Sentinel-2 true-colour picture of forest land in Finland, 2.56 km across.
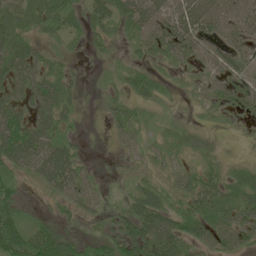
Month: June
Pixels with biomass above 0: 75%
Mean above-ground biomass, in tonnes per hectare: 40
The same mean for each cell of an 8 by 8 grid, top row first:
54 52 35 58 71 60 93 60
71 25 12 19 33 52 34 45
73 60 10 18 39 11 28 35
61 59 13 30 15 7 17 34
95 60 13 7 20 26 15 7
35 61 37 6 20 25 37 35
35 10 32 20 57 36 63 59
64 77 20 46 79 66 43 41
